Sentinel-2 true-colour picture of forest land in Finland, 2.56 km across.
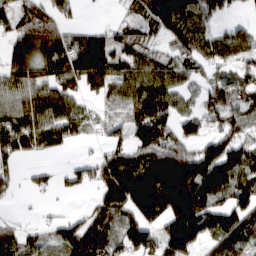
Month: March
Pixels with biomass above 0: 76%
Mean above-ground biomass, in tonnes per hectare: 86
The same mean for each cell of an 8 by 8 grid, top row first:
74 68 13 6 82 153 90 20
94 123 128 109 67 65 89 67
103 101 128 115 111 78 54 62
103 133 62 27 96 69 66 68
114 71 26 44 96 79 82 77
31 25 46 139 162 181 163 119
5 6 9 128 151 164 127 95
75 48 118 85 102 149 79 90
